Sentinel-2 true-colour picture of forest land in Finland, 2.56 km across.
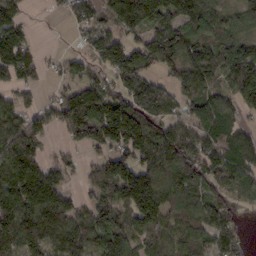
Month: February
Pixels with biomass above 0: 80%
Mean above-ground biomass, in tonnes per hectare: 100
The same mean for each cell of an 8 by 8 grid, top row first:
75 8 63 98 159 128 117 75
145 4 27 123 105 153 94 105
73 24 67 58 88 96 111 176
71 66 163 146 102 53 107 74
159 40 68 121 148 157 104 114
148 103 32 132 134 132 101 83
156 170 76 117 166 106 108 37
129 100 112 106 71 78 83 50
